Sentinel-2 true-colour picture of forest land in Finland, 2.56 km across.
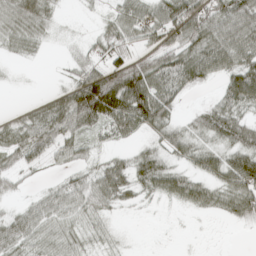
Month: April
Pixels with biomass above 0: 71%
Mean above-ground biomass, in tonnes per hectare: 44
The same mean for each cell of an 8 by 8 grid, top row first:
71 36 3 33 63 81 67 81
32 9 14 60 37 59 73 75
2 2 54 99 96 69 32 74
10 55 107 105 109 30 37 43
51 58 37 24 22 50 29 56
31 9 34 65 51 49 41 81
17 47 48 29 8 14 34 59
52 43 29 14 0 1 0 0
